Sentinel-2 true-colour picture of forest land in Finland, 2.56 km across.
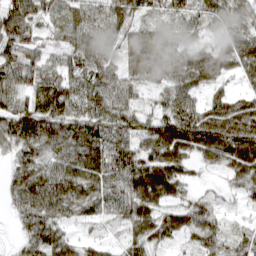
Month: March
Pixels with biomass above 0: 92%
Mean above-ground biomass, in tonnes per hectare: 56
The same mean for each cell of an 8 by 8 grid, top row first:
92 44 51 68 48 46 51 57
77 41 68 45 71 55 36 57
74 58 59 63 49 58 45 25
75 84 65 73 48 35 36 50
70 80 93 74 45 91 72 87
49 78 77 56 84 62 12 49
41 83 59 42 66 44 37 10
18 78 29 15 59 34 50 36
